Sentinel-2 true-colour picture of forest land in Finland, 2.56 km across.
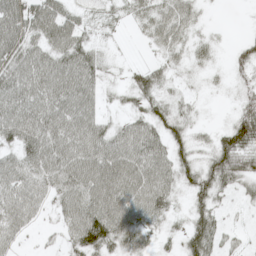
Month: May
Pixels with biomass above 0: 81%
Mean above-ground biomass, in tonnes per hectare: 44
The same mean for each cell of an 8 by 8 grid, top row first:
68 68 27 15 34 56 5 0
65 54 54 8 9 31 17 23
64 68 68 11 42 15 8 18
64 66 61 12 46 33 3 41
53 64 63 60 70 46 27 88
57 55 68 74 68 50 67 56
58 26 69 74 70 20 49 10
29 6 68 66 34 19 69 11
